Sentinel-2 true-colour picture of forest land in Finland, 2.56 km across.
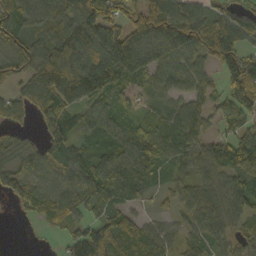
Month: September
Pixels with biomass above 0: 86%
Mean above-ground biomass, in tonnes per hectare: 88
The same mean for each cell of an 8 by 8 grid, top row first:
84 87 143 112 99 122 69 62
69 121 161 198 156 142 87 89
55 163 225 141 82 83 59 139
61 86 83 92 40 70 70 89
60 78 57 81 91 78 77 91
75 80 106 118 85 51 66 106
22 81 72 68 25 42 70 96
0 2 100 132 106 64 75 64
